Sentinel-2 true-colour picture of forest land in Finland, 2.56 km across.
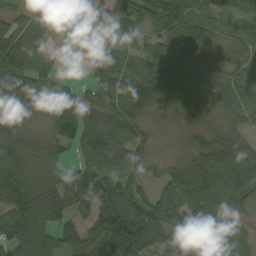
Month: September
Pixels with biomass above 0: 89%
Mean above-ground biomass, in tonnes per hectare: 88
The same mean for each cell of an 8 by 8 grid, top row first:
42 27 27 68 70 101 78 62
157 62 45 88 75 81 93 56
126 69 16 112 115 70 59 65
102 98 127 102 80 51 47 72
80 59 104 124 70 16 63 80
124 72 111 88 53 64 107 107
135 145 92 139 133 85 152 53
132 91 101 120 156 101 182 33
